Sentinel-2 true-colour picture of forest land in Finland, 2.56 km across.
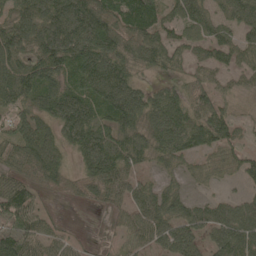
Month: May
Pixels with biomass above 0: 84%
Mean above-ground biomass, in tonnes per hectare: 74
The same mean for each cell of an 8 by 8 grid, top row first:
87 120 123 119 113 79 81 90
98 122 119 91 98 63 76 61
109 84 91 111 24 33 40 31
59 90 107 93 75 82 73 13
77 106 88 118 72 77 75 46
57 71 55 89 33 35 30 43
113 21 13 38 83 74 66 84
131 61 17 15 55 89 53 92
